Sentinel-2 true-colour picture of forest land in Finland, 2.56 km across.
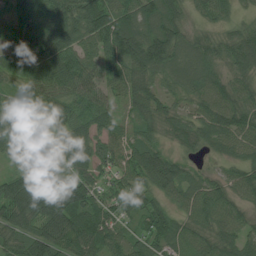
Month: July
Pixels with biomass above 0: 93%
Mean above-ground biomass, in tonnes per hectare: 75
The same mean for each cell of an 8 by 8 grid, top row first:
47 84 115 112 87 72 48 28
59 128 83 94 128 92 64 77
51 99 99 55 89 73 77 52
38 94 71 53 71 47 71 85
84 93 100 76 71 45 59 73
70 70 70 59 89 88 37 57
100 123 95 80 79 49 84 52
58 97 79 62 72 70 65 73
